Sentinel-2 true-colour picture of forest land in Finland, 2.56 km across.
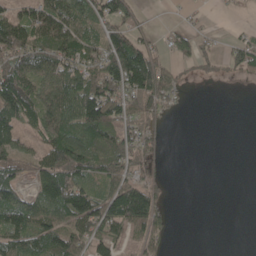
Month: May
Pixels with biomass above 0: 61%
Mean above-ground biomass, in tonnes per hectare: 59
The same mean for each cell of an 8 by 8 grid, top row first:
55 97 85 89 14 2 6 2
93 94 94 93 62 41 14 45
118 80 88 97 137 38 16 20
113 86 124 94 80 20 0 0
71 73 110 73 69 0 0 0
57 102 82 74 51 0 0 0
109 93 132 116 138 4 0 0
88 95 78 78 61 5 0 0
